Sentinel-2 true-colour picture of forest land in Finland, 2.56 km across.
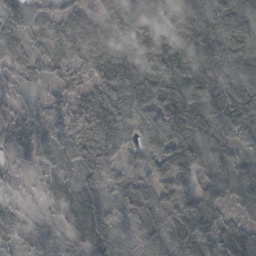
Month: October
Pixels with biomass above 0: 91%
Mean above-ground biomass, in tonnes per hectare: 71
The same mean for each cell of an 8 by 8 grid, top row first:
48 44 48 68 86 87 113 84
46 52 67 84 75 101 86 80
47 36 48 90 111 121 102 74
44 55 76 92 67 110 110 123
57 48 108 74 65 92 103 66
23 33 36 35 46 107 71 89
31 30 58 66 46 99 98 55
55 49 44 68 46 83 76 112
